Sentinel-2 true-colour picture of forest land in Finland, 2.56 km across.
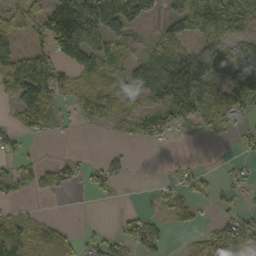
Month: October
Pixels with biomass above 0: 57%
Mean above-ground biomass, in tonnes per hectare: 50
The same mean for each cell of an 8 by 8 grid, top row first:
49 113 160 159 57 54 121 95
52 60 114 43 20 40 61 49
98 107 42 53 83 127 103 96
43 58 36 45 45 64 60 44
35 3 1 4 19 8 5 15
45 48 24 36 0 24 13 25
14 2 0 2 10 45 11 27
81 39 31 41 67 4 57 90
